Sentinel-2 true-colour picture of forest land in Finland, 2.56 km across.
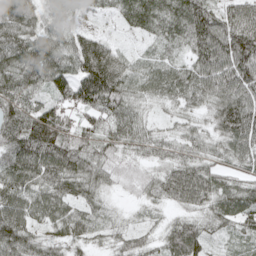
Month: May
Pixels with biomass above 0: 95%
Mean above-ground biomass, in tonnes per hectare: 76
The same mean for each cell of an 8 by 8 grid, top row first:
114 48 37 27 86 83 87 91
100 91 92 48 16 42 121 134
97 101 119 124 58 83 100 116
102 103 81 91 39 37 53 123
117 146 92 64 62 55 51 87
103 97 99 43 41 97 90 60
90 93 67 18 19 43 68 91
93 51 53 33 38 89 60 36
